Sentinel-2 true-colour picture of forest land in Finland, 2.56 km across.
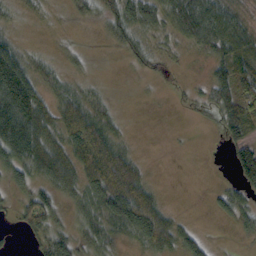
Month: October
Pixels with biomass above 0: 70%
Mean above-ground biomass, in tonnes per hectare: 41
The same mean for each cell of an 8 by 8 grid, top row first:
12 7 19 49 65 78 84 31
44 5 9 16 32 20 47 46
125 28 16 1 10 4 34 70
123 53 68 20 1 5 21 74
98 79 103 66 1 0 0 52
43 64 73 124 30 0 0 59
28 63 32 95 97 7 10 44
5 54 32 28 59 51 19 9
